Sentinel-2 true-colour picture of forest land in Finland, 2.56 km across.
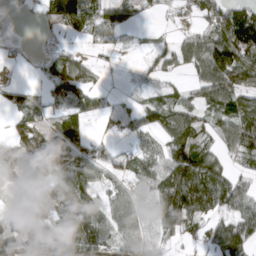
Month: April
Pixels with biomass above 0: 70%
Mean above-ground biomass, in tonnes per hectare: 56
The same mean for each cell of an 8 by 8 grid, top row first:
4 62 100 56 17 20 56 93
13 13 15 28 16 46 114 144
11 37 69 5 19 15 87 84
48 45 59 42 56 78 55 89
46 78 56 22 27 79 41 79
36 55 81 38 66 105 113 36
22 58 83 46 43 124 86 60
71 57 96 54 44 35 47 94
